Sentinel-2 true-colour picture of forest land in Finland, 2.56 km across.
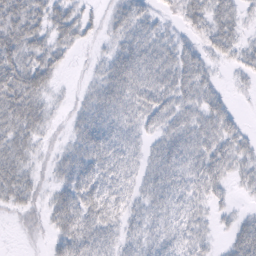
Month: February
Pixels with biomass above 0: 82%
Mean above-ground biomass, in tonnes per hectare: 36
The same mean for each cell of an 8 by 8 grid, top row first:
55 46 29 24 31 19 49 27
59 40 15 24 47 33 31 32
67 36 6 49 50 48 28 13
67 27 26 46 44 40 44 9
48 13 44 44 27 47 45 28
49 15 58 46 33 44 47 25
25 30 61 44 32 40 26 10
3 19 52 35 36 38 20 43
